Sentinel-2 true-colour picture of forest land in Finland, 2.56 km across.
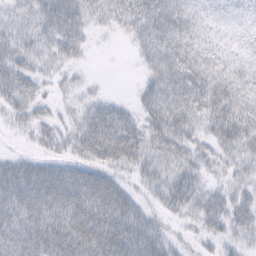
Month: February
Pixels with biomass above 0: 84%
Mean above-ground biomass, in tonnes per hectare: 50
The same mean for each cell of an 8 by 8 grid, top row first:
26 65 60 41 74 85 33 26
46 33 36 2 45 69 47 31
62 20 14 1 28 75 80 59
38 20 34 68 54 84 64 78
4 28 57 105 66 54 32 55
63 58 60 44 40 49 25 27
68 72 81 87 32 34 53 53
72 79 84 91 75 21 24 27
